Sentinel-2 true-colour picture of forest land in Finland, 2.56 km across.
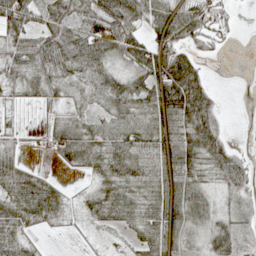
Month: May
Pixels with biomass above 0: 78%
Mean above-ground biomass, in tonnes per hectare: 44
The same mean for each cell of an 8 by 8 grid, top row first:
70 54 70 80 61 74 67 12
53 74 61 57 54 63 33 2
51 61 32 49 53 98 30 0
11 11 22 41 46 67 71 0
24 22 76 57 50 57 85 11
76 21 11 52 48 47 32 54
65 66 22 59 44 49 35 23
48 4 4 5 37 31 35 29
